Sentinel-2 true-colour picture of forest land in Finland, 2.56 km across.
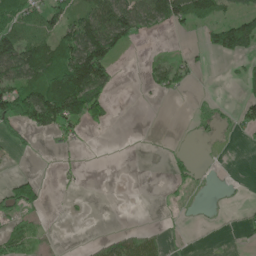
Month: May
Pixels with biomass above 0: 34%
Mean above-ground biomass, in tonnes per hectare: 41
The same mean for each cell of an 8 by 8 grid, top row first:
88 75 64 144 86 80 52 60
138 91 157 110 1 2 32 80
86 113 168 60 19 55 0 11
145 177 139 29 0 0 15 35
34 4 16 0 0 1 6 3
26 1 9 0 0 26 3 1
66 13 2 0 0 1 2 6
39 12 1 24 31 2 2 5
